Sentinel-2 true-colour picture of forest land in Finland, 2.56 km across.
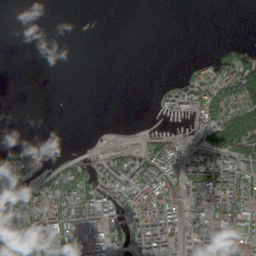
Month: July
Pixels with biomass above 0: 46%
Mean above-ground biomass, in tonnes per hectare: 51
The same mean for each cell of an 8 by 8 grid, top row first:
0 0 0 0 0 0 0 0
0 0 0 0 0 0 3 24
0 0 0 0 0 24 88 135
0 0 0 0 0 48 86 136
17 18 1 16 28 53 86 137
59 36 79 96 106 86 116 99
107 128 137 91 111 53 100 103
117 114 155 83 123 87 102 103
